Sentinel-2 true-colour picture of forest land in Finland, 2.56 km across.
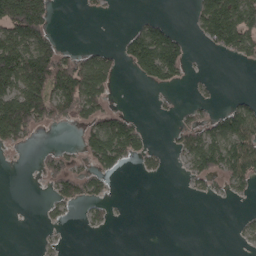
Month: April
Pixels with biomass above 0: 37%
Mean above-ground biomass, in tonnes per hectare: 56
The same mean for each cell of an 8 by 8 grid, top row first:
218 92 5 3 19 1 123 127
180 120 30 22 160 107 25 88
173 196 161 51 48 43 9 0
195 104 85 66 4 19 31 98
43 8 42 142 44 36 123 128
0 47 71 31 15 2 58 80
0 18 28 18 0 0 0 4
0 8 0 0 0 0 0 13
